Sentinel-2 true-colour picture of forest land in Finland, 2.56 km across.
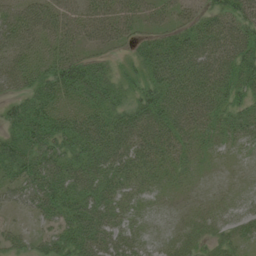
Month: July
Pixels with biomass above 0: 87%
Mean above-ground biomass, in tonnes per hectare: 50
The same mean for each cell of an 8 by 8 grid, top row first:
54 59 53 71 37 32 49 66
50 38 42 26 39 81 73 76
44 65 76 39 46 84 76 68
45 68 60 55 74 71 56 47
64 67 67 77 58 48 26 25
51 81 64 60 41 25 10 9
23 53 72 58 18 13 21 21
25 37 74 61 27 28 23 28
